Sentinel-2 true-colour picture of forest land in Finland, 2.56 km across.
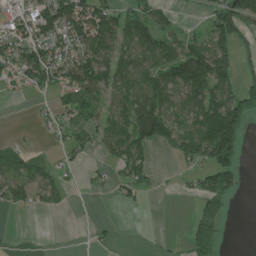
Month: June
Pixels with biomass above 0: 53%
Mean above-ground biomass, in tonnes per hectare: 58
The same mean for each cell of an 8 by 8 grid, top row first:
37 98 123 90 79 24 46 132
70 88 94 103 110 83 112 48
35 74 100 96 102 95 137 58
0 12 78 72 159 71 114 119
17 7 36 74 104 68 133 80
65 42 5 22 41 12 66 54
19 21 3 2 8 0 51 0
1 2 1 7 1 3 81 0
